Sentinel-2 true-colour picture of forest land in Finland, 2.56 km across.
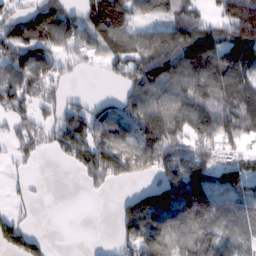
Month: February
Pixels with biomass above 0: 70%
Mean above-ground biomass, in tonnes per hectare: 86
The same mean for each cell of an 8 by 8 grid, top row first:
70 145 76 159 53 65 39 209
112 95 70 106 125 130 148 154
106 87 8 26 105 100 145 130
71 37 67 69 110 124 140 126
49 46 118 114 105 106 92 53
17 2 41 98 53 135 114 89
17 1 0 11 147 175 152 52
83 20 0 19 141 117 98 48
